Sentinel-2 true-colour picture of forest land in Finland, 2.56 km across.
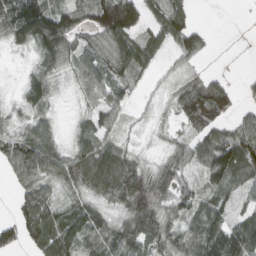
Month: March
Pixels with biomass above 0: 80%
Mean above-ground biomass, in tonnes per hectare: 67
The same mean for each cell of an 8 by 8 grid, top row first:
139 143 89 168 73 91 0 1
32 107 71 89 82 56 24 0
10 72 60 77 28 22 52 12
32 42 24 61 10 53 122 39
84 85 57 60 8 42 82 104
44 87 95 111 69 67 72 84
39 91 70 43 94 64 81 47
41 109 91 85 86 71 118 132
